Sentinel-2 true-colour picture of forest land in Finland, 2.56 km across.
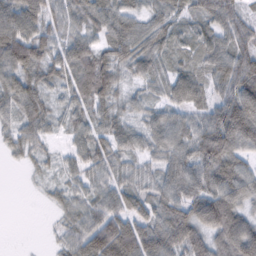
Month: February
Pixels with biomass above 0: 90%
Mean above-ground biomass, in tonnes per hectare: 65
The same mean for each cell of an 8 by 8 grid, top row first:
85 70 62 76 52 46 60 54
109 61 73 70 72 49 64 71
78 48 77 69 48 70 54 105
56 43 45 39 43 50 60 147
41 26 46 62 50 78 109 94
0 20 44 46 39 75 93 82
0 13 51 77 62 80 131 90
0 8 77 133 97 83 97 130
